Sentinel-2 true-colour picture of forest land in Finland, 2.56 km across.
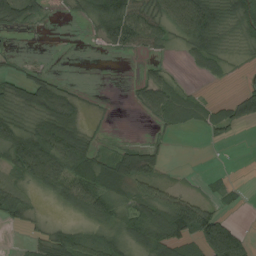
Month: August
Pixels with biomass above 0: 59%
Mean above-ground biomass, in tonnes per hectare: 44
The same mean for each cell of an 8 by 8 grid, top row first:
63 14 18 99 74 82 106 81
3 0 0 27 33 15 84 18
39 41 3 0 35 26 15 12
45 107 54 2 33 79 41 66
71 99 82 13 25 3 8 3
36 78 83 75 74 4 5 1
60 7 49 66 70 104 46 12
2 55 50 45 64 76 90 61
